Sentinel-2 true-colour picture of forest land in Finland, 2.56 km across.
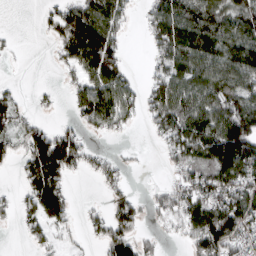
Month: March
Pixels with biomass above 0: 64%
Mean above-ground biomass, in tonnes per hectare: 78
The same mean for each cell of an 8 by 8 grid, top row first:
0 28 112 106 34 154 128 113
9 7 140 98 15 158 146 145
6 1 58 125 28 101 118 125
58 12 64 135 53 131 113 134
48 143 70 7 4 98 151 188
17 143 22 46 2 35 96 121
38 122 14 65 44 85 142 156
3 44 11 97 46 15 146 95
